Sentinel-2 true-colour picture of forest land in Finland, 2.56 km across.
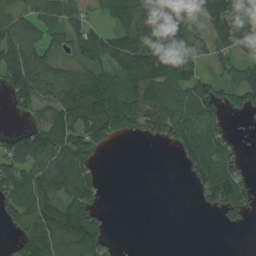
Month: August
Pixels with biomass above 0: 63%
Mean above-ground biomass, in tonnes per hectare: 71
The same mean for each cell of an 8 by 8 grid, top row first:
51 63 43 46 121 95 122 143
119 64 82 97 139 134 51 70
103 89 94 78 140 108 50 92
27 66 124 159 112 66 64 48
87 106 101 27 8 40 85 14
92 95 107 0 0 1 103 59
78 109 111 3 0 0 30 64
46 148 152 18 0 0 0 0
